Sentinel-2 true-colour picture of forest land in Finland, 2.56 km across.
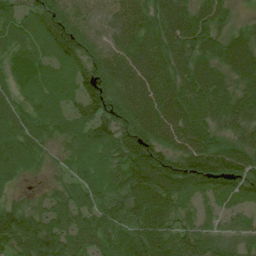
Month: July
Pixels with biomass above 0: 94%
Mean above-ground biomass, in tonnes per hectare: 73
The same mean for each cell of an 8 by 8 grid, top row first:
58 85 47 55 68 99 86 18
55 66 78 63 88 71 81 106
53 55 61 85 102 75 102 78
61 62 69 79 94 86 77 86
89 42 63 76 92 68 80 56
58 21 50 56 110 92 106 89
56 56 67 71 104 72 32 47
109 117 70 70 101 80 65 57
